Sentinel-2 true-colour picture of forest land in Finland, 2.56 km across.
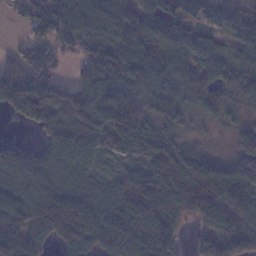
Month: January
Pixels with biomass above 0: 88%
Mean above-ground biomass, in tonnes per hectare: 102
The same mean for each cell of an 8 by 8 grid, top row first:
31 154 132 163 133 143 155 100
27 83 70 128 135 118 94 113
146 106 69 128 130 150 109 92
69 132 131 151 100 91 65 34
49 55 120 72 71 53 19 55
99 100 79 32 78 106 107 113
115 136 134 108 127 93 138 164
121 73 136 112 132 59 65 128
